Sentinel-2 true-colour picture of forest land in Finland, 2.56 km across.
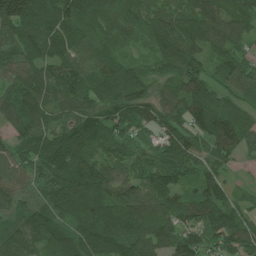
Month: July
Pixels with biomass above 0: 96%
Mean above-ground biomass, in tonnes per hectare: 93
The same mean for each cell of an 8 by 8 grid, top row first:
199 119 115 70 88 94 124 98
75 112 99 48 36 143 108 71
82 93 93 103 76 93 92 92
101 90 73 72 95 89 123 72
69 104 111 75 46 119 74 70
67 86 124 85 74 79 72 14
96 93 111 114 112 87 121 56
116 93 117 125 132 119 73 96
